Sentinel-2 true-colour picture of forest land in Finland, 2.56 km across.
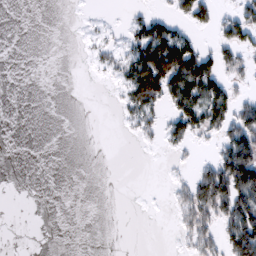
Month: February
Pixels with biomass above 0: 30%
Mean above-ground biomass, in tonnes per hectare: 32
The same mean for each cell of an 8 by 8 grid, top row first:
0 0 2 3 31 35 35 53
0 0 3 20 112 135 24 59
0 0 0 12 138 127 126 23
0 0 0 2 70 73 119 66
0 0 0 0 7 31 9 114
0 0 0 0 0 8 71 162
0 0 0 0 0 23 76 119
0 0 0 0 0 7 37 116
